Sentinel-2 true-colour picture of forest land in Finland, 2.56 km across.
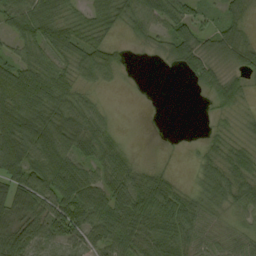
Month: September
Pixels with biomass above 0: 81%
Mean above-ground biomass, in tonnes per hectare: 51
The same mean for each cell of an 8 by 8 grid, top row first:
58 67 41 65 61 66 26 43
33 58 65 35 16 72 39 66
80 67 41 20 1 2 46 33
92 70 70 11 0 0 11 26
114 99 57 44 1 2 26 35
80 92 62 58 47 14 51 72
82 76 78 76 76 70 53 47
74 54 54 72 61 64 42 42
